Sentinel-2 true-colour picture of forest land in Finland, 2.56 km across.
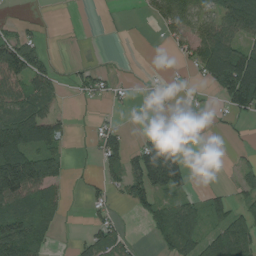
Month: August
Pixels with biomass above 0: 48%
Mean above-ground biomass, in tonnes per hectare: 51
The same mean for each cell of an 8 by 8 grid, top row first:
5 2 0 5 13 81 53 119
112 20 1 0 0 26 92 66
73 63 35 24 6 8 58 200
85 62 2 13 7 5 8 65
141 89 2 64 53 25 0 9
195 104 6 40 132 115 0 38
72 49 3 26 54 67 51 43
139 37 22 64 8 110 89 118
